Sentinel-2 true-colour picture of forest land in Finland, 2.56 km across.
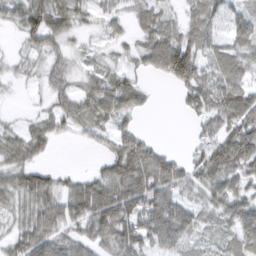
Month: March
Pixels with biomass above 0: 77%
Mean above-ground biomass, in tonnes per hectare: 53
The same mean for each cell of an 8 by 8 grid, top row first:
51 87 41 28 53 27 75 54
11 51 13 17 45 106 55 56
15 38 28 58 20 74 62 59
6 32 64 60 20 8 74 103
55 38 11 40 52 2 59 114
60 55 29 63 100 65 59 59
41 90 80 108 90 69 32 61
50 76 55 71 78 57 19 57
